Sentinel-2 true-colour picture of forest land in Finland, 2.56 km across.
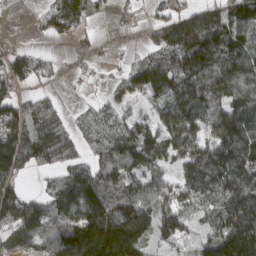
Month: March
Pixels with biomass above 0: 78%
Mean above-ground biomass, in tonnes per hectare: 103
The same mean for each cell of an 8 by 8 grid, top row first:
4 55 114 26 15 75 90 145
28 10 26 13 44 170 169 123
95 36 15 20 123 145 149 145
117 86 13 57 40 149 127 137
145 150 52 92 154 128 107 173
105 52 112 110 104 83 143 178
149 103 163 143 125 135 85 146
75 85 186 243 136 105 79 168
